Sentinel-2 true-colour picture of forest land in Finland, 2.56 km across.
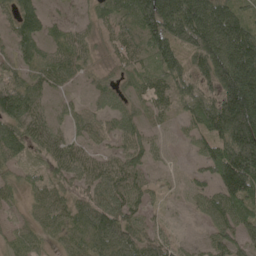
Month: May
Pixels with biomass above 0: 86%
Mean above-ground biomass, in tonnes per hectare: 73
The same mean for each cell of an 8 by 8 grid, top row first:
74 37 15 72 137 157 155 70
54 53 62 40 76 92 145 147
75 58 27 35 63 88 84 181
123 44 37 61 46 42 112 176
91 76 55 42 66 12 69 151
34 51 77 97 58 13 48 155
30 74 73 101 57 8 67 74
37 33 64 116 79 42 45 60
